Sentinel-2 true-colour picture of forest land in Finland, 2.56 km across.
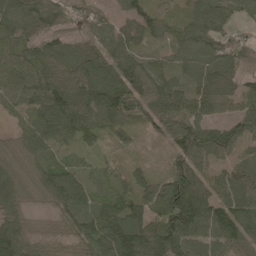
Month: May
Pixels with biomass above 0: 95%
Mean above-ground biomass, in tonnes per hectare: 74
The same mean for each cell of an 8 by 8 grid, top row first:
79 75 28 36 79 46 98 43
68 74 68 76 44 66 85 47
73 102 103 112 86 62 98 69
47 114 104 103 71 84 57 67
47 71 46 25 9 66 109 69
71 73 52 45 38 90 65 92
55 28 77 85 87 128 101 91
96 32 71 132 127 126 93 67
